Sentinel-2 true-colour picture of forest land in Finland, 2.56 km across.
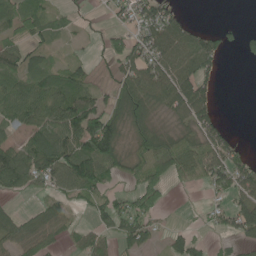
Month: June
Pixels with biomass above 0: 64%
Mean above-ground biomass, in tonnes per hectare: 52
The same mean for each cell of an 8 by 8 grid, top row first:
58 40 12 18 58 37 0 0
48 31 6 42 60 78 68 28
54 67 54 26 74 88 39 0
67 76 114 57 72 46 51 0
43 95 108 105 63 62 69 22
85 70 126 46 68 44 69 61
19 55 25 54 75 3 18 79
72 58 49 52 58 32 21 43
